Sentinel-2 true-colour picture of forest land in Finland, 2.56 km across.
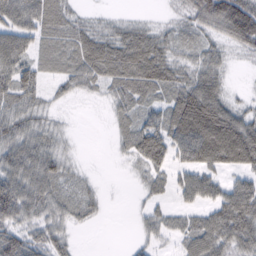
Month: February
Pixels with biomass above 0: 78%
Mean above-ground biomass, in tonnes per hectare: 46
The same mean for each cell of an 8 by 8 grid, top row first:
67 59 18 9 6 14 85 136
66 31 53 63 73 32 33 40
69 24 41 52 68 42 58 2
59 20 2 19 33 70 101 39
70 45 3 10 62 61 113 115
71 58 13 1 26 33 51 43
84 50 31 1 18 24 48 98
69 49 5 0 22 26 69 70
